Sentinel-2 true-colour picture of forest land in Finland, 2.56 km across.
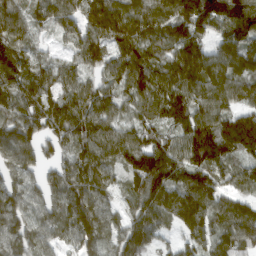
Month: March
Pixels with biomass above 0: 94%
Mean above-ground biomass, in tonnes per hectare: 119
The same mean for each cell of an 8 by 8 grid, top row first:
119 107 110 159 139 148 171 179
103 36 111 131 115 131 96 136
115 97 82 90 131 137 148 124
101 130 123 95 85 129 120 119
139 86 104 120 143 111 154 142
105 85 141 76 179 124 130 69
122 120 160 74 134 158 128 103
146 90 123 97 112 61 120 128
